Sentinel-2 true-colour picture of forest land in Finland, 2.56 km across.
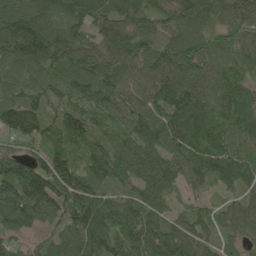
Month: June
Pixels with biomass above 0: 96%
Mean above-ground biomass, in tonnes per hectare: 100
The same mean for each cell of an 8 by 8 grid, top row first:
113 104 139 104 88 84 85 88
127 141 108 95 85 109 94 74
70 82 98 115 76 113 84 84
137 83 95 80 91 160 98 135
62 92 68 73 127 117 121 83
153 169 102 86 106 91 88 95
120 107 144 117 116 39 64 72
52 53 130 102 125 145 65 49
